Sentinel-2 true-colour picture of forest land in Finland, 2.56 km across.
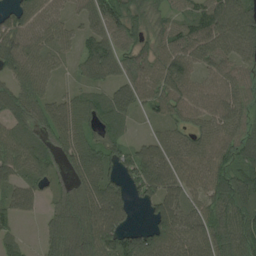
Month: August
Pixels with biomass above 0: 88%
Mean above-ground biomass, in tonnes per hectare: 69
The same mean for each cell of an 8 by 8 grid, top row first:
71 62 43 79 50 45 95 107
85 64 49 73 51 85 88 87
64 48 34 56 74 96 53 64
70 69 82 72 29 68 75 71
85 61 84 57 40 78 76 80
67 65 72 57 86 83 87 66
71 29 82 96 23 88 69 73
28 46 77 82 89 99 92 91
